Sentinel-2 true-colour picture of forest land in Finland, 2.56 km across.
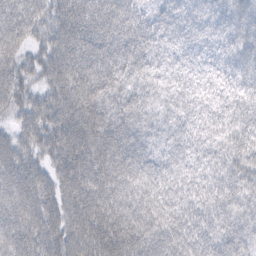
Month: February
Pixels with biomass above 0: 98%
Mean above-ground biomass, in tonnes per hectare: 72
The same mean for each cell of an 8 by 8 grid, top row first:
88 62 83 87 52 56 60 50
68 64 93 89 72 42 35 47
77 59 87 102 58 38 29 41
54 78 105 96 65 48 44 50
65 69 97 104 70 55 54 61
92 59 93 101 83 65 58 72
94 70 100 95 91 74 70 63
94 77 84 115 91 83 73 64
